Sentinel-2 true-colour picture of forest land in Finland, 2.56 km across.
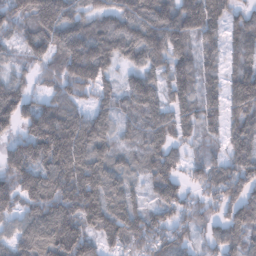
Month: February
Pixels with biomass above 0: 91%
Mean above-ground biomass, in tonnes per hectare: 114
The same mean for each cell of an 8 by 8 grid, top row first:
122 177 96 124 146 159 153 63
59 118 163 125 147 122 72 74
61 69 166 61 116 116 78 128
141 131 81 100 130 104 90 124
87 215 176 86 90 76 48 113
166 157 167 117 80 90 95 119
102 156 179 130 76 104 68 126
106 163 156 88 116 88 59 93
